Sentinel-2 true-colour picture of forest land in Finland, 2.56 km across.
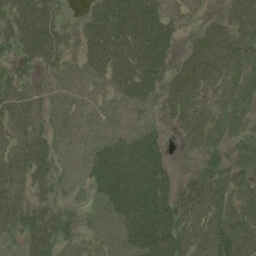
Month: July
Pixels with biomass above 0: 77%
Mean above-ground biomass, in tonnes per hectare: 29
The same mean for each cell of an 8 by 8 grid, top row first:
37 34 9 56 58 27 8 18
27 42 18 57 61 17 20 18
23 18 29 40 50 19 19 13
38 28 30 20 22 16 15 12
38 34 28 33 39 3 11 9
42 28 21 56 45 17 20 15
47 21 10 41 65 43 20 17
14 45 18 27 65 49 26 23
